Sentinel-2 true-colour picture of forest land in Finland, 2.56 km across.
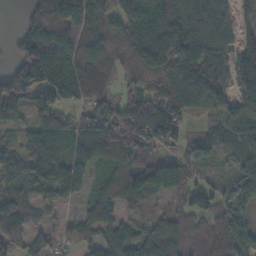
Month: November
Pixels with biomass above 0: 81%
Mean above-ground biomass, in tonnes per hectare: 79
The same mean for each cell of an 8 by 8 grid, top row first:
5 101 129 96 116 124 90 45
53 166 112 75 148 108 72 67
134 145 124 42 74 84 94 78
70 102 51 76 116 97 31 73
40 98 93 109 127 73 35 47
50 78 75 69 100 87 27 61
85 31 33 70 30 37 76 70
61 52 72 76 64 66 75 98
